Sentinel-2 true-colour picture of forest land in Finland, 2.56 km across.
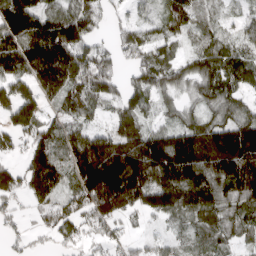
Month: April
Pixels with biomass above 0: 84%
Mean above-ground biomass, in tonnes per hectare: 119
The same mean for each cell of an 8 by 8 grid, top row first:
210 132 145 53 49 98 49 40
158 234 155 67 116 49 84 75
121 179 159 100 104 95 105 96
143 79 99 67 89 61 79 86
62 147 174 151 184 211 217 269
102 197 164 259 183 212 173 227
50 85 110 151 107 129 134 119
35 29 70 58 35 45 67 66
